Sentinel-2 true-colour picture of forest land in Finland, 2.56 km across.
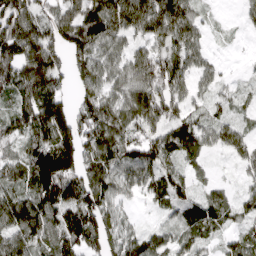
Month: April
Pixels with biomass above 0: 82%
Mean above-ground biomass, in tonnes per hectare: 83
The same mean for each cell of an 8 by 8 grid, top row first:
130 60 84 117 122 128 20 23
111 107 111 78 59 88 31 3
111 125 72 75 102 99 48 14
78 172 77 100 96 64 42 25
69 133 135 113 103 87 49 12
87 141 111 101 87 74 19 24
167 117 127 81 16 58 69 54
122 113 125 93 69 65 40 51
